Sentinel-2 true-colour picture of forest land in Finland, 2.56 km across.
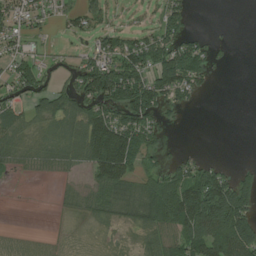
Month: July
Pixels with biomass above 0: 60%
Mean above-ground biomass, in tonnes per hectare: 55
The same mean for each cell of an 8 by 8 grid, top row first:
67 32 67 26 18 71 0 0
36 12 18 75 94 92 42 0
72 35 88 154 93 140 26 0
52 82 71 89 102 24 0 0
44 28 77 165 81 5 0 0
10 10 19 114 60 63 100 47
0 1 31 56 83 114 159 138
8 5 2 7 28 91 134 161
